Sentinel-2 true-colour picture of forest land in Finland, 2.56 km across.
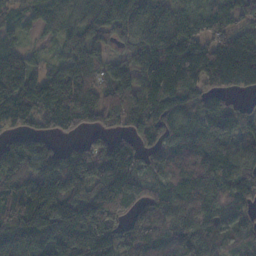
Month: November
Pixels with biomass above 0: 90%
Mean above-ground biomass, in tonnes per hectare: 116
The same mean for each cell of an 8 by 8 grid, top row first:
41 58 87 128 89 111 82 74
36 24 122 75 140 166 115 127
127 99 121 101 115 153 110 109
168 124 140 108 130 130 131 76
98 53 48 79 91 109 134 100
145 167 140 190 101 93 108 125
170 214 187 220 85 117 120 104
149 171 199 117 92 87 111 71
